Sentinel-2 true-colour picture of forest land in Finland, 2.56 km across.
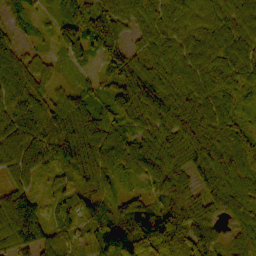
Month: October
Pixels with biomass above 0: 95%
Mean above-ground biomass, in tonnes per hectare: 78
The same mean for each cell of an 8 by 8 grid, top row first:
22 27 53 111 92 96 76 80
45 21 84 94 64 85 83 93
81 49 21 53 116 96 89 73
111 100 100 70 97 99 91 48
99 107 137 102 84 88 98 93
68 39 64 66 68 84 96 109
99 36 61 58 69 70 69 92
81 70 51 116 119 51 55 69
